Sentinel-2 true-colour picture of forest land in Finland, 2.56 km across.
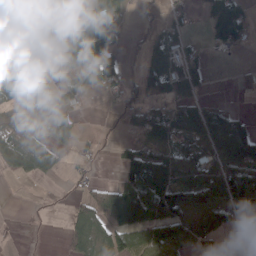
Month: April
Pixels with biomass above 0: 57%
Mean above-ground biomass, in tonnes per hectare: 54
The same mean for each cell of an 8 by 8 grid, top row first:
27 30 93 65 15 24 75 92
36 55 153 88 46 69 23 28
49 42 68 64 74 99 27 23
30 32 15 8 51 52 82 27
62 39 26 11 35 40 89 165
21 29 12 8 104 76 75 100
0 0 44 97 180 96 66 59
0 0 61 82 111 89 46 0
